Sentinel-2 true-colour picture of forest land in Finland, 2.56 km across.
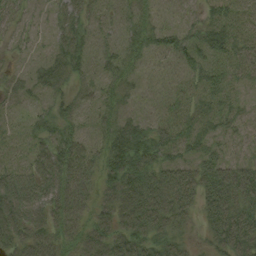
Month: August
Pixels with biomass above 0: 85%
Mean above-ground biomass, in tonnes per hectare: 47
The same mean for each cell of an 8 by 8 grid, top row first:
25 15 49 26 40 32 29 44
14 19 46 31 41 54 50 46
22 47 30 38 29 33 42 31
21 29 34 38 30 39 42 26
26 45 50 50 58 58 31 18
62 71 72 49 71 70 71 61
82 60 63 59 97 81 58 70
53 62 57 64 66 45 30 74
